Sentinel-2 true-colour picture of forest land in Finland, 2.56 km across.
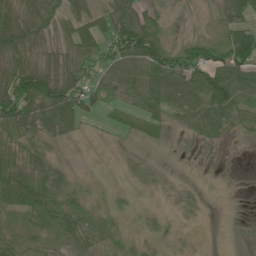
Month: June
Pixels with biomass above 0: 73%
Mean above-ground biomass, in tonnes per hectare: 40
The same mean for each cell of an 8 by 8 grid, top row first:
56 46 45 61 55 13 10 50
75 35 59 51 105 43 51 90
94 88 55 39 68 64 81 74
100 91 66 17 45 39 64 55
46 31 5 4 21 7 26 7
61 53 10 1 16 3 5 0
67 55 39 16 6 12 5 0
43 41 52 25 14 7 1 2
